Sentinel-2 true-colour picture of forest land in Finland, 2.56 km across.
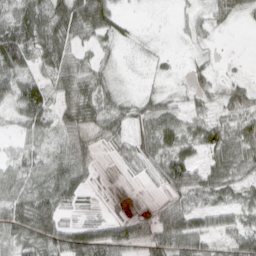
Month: March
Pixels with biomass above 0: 81%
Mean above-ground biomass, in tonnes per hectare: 43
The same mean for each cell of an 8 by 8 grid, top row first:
60 77 88 60 1 8 25 19
95 76 27 18 7 2 9 0
57 41 52 21 6 9 34 26
33 55 57 51 43 39 28 57
17 30 54 31 64 51 51 61
41 52 55 8 27 74 58 42
52 69 31 18 10 54 43 44
51 71 99 95 63 85 42 53
